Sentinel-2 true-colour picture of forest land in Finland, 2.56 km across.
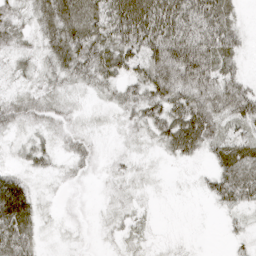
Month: April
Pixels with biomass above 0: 85%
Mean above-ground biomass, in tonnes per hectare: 36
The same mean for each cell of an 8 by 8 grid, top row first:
29 48 66 77 101 94 78 17
28 32 61 62 63 99 87 33
13 21 29 42 60 81 69 38
34 28 9 13 43 70 79 64
13 18 18 5 12 68 50 43
33 12 9 12 7 4 22 63
78 6 5 10 6 2 6 35
56 7 6 7 6 3 1 16
